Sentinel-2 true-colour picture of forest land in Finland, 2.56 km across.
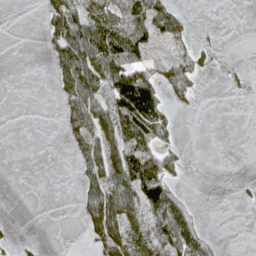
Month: April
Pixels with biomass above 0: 41%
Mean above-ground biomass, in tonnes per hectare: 46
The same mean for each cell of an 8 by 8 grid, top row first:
0 70 83 74 97 72 0 0
0 36 142 121 58 32 21 0
0 10 168 97 101 81 4 7
0 0 94 87 132 19 0 0
0 0 67 95 97 25 0 0
0 0 33 90 146 39 0 4
0 0 42 137 105 81 1 4
15 1 7 130 88 102 35 0
